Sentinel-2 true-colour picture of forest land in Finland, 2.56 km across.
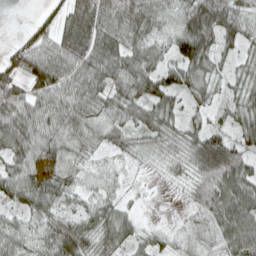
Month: April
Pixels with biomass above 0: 86%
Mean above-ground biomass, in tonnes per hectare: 55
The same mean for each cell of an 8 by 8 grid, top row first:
0 24 86 70 76 58 124 58
35 56 86 69 60 66 75 37
56 94 78 67 74 61 56 40
75 69 70 58 58 42 32 58
65 64 49 39 34 37 95 54
60 53 32 20 6 20 86 93
32 57 32 43 4 2 70 92
49 61 81 62 31 15 22 87
